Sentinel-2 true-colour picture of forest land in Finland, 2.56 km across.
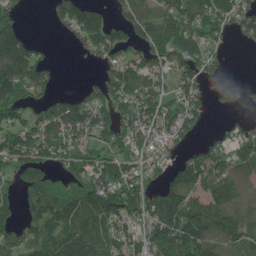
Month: June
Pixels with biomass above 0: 72%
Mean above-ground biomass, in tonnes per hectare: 110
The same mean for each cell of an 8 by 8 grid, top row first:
59 19 144 51 118 162 154 110
151 19 41 113 91 122 98 7
166 64 6 110 117 100 52 22
112 103 128 107 151 124 49 25
149 137 105 93 93 65 56 101
93 81 89 143 89 112 155 103
59 158 175 191 161 202 161 126
106 158 210 150 120 205 172 129
